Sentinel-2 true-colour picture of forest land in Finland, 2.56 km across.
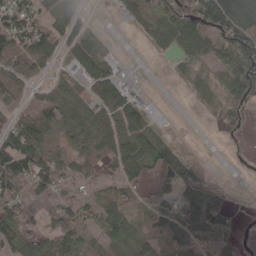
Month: May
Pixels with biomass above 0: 67%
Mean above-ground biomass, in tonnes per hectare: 53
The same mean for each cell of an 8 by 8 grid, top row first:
94 61 20 5 48 105 112 110
80 66 66 10 8 58 75 117
66 24 38 85 5 7 23 117
35 63 47 64 61 0 6 67
97 59 59 65 84 26 0 5
96 90 60 37 43 44 9 1
50 48 65 76 19 27 92 6
77 93 51 64 73 58 63 26
